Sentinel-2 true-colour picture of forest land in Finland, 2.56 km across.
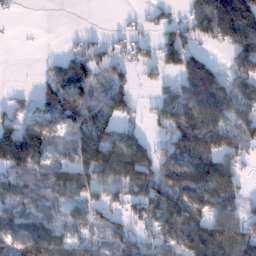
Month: January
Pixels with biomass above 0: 71%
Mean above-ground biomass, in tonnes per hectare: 78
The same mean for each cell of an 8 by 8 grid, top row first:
7 0 0 1 14 24 143 196
1 0 23 28 30 104 29 129
0 53 88 58 22 54 164 81
29 84 108 90 20 114 139 77
219 89 139 139 72 98 116 84
78 70 100 96 129 113 140 49
80 64 60 57 96 144 93 55
105 144 72 62 52 99 103 93
